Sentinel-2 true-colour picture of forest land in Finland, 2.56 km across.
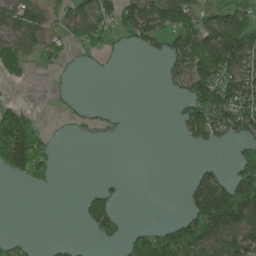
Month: May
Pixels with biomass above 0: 43%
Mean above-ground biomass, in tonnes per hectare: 63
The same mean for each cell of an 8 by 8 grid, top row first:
94 64 88 83 153 118 72 119
77 63 33 30 44 83 135 177
31 6 1 2 0 43 143 128
89 4 22 12 0 21 165 141
232 68 1 1 0 2 49 54
65 50 0 9 0 0 63 109
0 0 20 72 0 1 202 221
30 4 4 42 72 138 132 130
